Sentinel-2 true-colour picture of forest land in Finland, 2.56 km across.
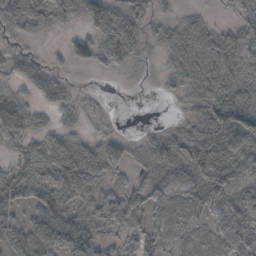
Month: October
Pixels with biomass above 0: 79%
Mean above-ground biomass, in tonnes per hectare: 45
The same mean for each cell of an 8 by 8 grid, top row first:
52 46 44 75 46 17 12 27
27 7 38 73 28 48 61 53
22 31 4 3 5 24 53 49
54 19 21 3 0 6 55 108
41 43 33 28 20 60 113 98
49 58 64 33 22 66 117 85
50 75 41 67 43 25 44 67
59 68 76 36 56 20 23 70
